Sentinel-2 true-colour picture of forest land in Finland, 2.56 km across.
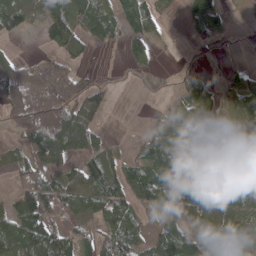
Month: April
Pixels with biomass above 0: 66%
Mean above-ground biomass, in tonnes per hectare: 54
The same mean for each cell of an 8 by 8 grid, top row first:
94 65 73 62 82 6 70 1
8 20 28 14 41 3 15 1
83 109 55 7 3 4 16 26
81 115 93 18 1 40 60 48
30 141 84 17 32 69 88 96
31 65 57 50 74 72 41 65
77 70 53 67 42 50 70 60
105 101 65 58 48 94 62 51
